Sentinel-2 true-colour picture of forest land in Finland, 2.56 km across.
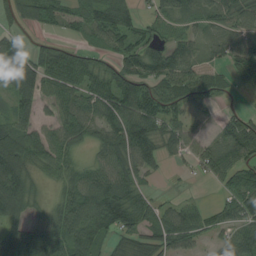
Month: August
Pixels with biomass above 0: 79%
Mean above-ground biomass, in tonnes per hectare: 68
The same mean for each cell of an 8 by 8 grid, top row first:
49 86 52 104 34 50 54 56
65 35 38 61 87 69 48 70
99 84 77 89 93 82 48 23
71 25 75 92 102 62 17 35
115 76 44 84 120 62 43 100
127 32 62 85 46 7 38 87
77 32 100 154 74 47 36 80
104 93 89 50 72 74 33 70
